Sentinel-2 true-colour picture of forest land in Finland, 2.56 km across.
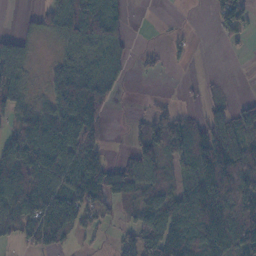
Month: November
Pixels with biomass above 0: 64%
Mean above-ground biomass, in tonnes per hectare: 72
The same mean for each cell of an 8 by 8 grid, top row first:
6 51 169 87 0 1 13 75
46 5 66 64 10 13 0 10
67 31 107 66 4 1 5 0
69 75 168 30 13 38 52 74
111 118 113 10 77 86 155 113
124 162 147 114 94 50 124 93
122 157 117 37 78 103 125 120
42 92 21 14 113 112 113 130
